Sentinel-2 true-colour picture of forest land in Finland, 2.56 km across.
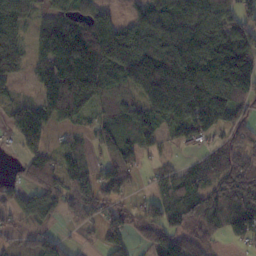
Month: November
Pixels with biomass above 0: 79%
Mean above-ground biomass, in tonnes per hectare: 102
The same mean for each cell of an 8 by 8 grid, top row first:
98 65 100 75 90 122 147 105
85 126 187 219 211 182 165 176
49 128 192 86 226 252 167 198
74 104 78 36 87 133 188 88
52 68 29 99 58 45 55 82
27 126 89 108 21 67 91 145
68 84 92 76 59 74 91 127
33 61 19 74 55 106 67 64
